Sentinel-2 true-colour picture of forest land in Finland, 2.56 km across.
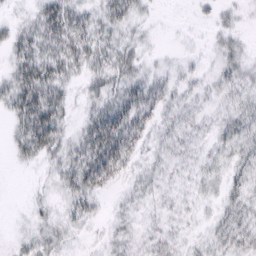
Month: February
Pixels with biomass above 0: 73%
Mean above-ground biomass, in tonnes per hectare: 18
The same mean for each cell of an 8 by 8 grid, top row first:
7 38 26 26 10 0 6 8
25 31 34 26 11 2 5 14
31 41 15 26 22 13 10 20
27 44 9 36 30 12 8 19
19 38 24 50 18 12 10 22
1 8 35 29 10 6 18 17
1 11 21 4 6 7 9 23
7 19 5 10 10 11 13 25
